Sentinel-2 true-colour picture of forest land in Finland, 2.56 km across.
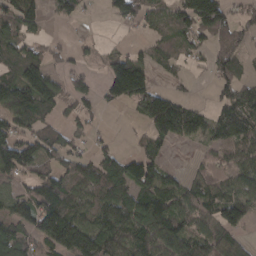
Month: March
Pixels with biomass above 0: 68%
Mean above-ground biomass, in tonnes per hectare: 83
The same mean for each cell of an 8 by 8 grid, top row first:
109 44 37 42 66 84 153 44
84 39 29 21 40 69 62 61
114 130 42 150 144 23 22 81
139 58 55 8 108 161 54 122
132 86 33 24 40 38 48 93
75 86 97 115 130 34 68 88
29 135 81 119 140 103 69 97
115 127 198 127 117 130 89 52
